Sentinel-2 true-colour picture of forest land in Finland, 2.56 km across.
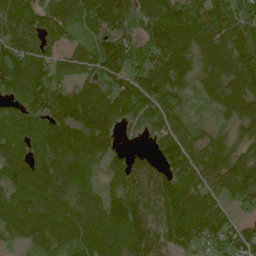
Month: June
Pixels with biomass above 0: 91%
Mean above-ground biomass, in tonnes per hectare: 113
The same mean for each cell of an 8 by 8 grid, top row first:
124 114 108 159 115 144 133 97
115 90 57 120 86 177 128 142
137 114 78 97 114 118 87 122
79 129 187 158 110 77 33 123
123 147 161 83 19 121 92 71
125 153 102 79 133 121 112 145
107 142 102 123 139 174 119 44
56 103 99 134 148 116 83 91
